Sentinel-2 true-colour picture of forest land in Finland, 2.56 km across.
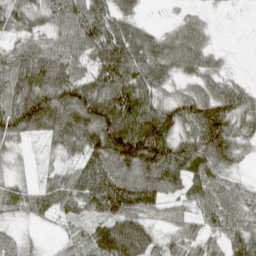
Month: April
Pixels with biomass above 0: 84%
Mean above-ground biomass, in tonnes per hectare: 67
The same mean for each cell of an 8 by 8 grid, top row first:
59 60 97 82 18 16 15 0
42 63 79 132 97 82 48 0
87 111 69 95 82 41 55 23
100 115 99 104 95 76 98 76
33 34 87 130 138 83 97 52
17 30 73 108 108 89 71 21
43 51 58 104 76 35 61 56
30 5 31 121 86 46 52 71
